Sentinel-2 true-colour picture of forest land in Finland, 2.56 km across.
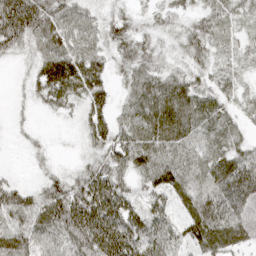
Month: April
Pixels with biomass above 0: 91%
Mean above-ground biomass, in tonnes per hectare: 49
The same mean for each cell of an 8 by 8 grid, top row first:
123 67 45 30 17 25 36 26
38 56 60 38 39 19 36 25
8 63 72 30 51 42 31 26
11 16 28 41 65 71 49 27
7 13 16 65 66 54 41 31
11 30 43 72 42 58 51 96
79 70 89 108 58 37 73 74
59 55 68 105 79 44 76 46
